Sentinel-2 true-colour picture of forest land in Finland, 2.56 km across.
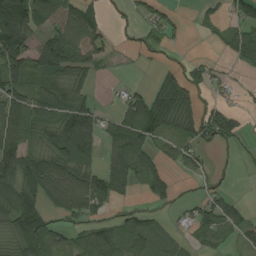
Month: August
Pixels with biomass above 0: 62%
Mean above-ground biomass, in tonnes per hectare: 53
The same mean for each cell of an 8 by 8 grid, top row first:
133 73 89 16 39 21 15 39
104 87 88 26 25 10 4 51
73 52 37 6 7 82 41 8
89 73 90 24 115 78 50 25
99 46 101 44 54 47 33 25
108 116 79 63 59 18 24 4
106 61 86 26 28 18 50 32
63 83 48 74 47 25 32 26
